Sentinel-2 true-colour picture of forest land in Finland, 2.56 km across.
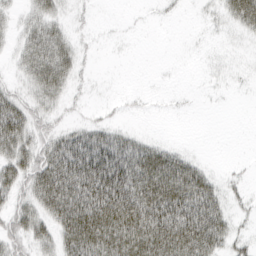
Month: March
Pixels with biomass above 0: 55%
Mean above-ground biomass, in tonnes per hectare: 34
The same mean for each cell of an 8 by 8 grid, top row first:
14 33 8 1 2 3 7 49
19 56 15 1 0 0 2 4
17 57 14 0 0 0 3 4
50 29 7 5 2 1 1 0
50 38 65 55 28 7 0 0
44 71 94 102 78 86 26 6
35 57 95 97 86 82 64 9
36 30 101 80 81 76 66 15
